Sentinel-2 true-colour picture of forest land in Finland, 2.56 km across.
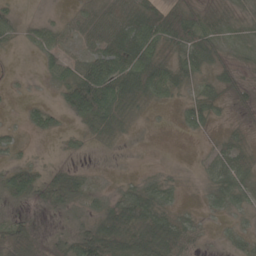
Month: May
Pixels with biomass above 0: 65%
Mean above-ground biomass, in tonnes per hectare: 29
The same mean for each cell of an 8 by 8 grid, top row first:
17 5 19 26 47 68 23 11
6 35 18 55 57 36 46 9
5 16 77 72 57 40 23 25
3 20 73 49 8 10 32 14
14 1 8 8 1 0 6 20
52 28 26 3 10 6 24 37
11 29 17 45 69 20 14 19
63 24 55 90 71 65 5 21
